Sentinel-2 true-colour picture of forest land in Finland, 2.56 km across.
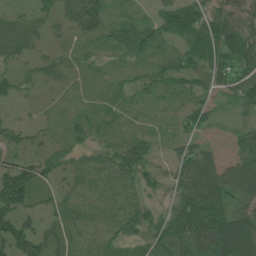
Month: July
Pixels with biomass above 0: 85%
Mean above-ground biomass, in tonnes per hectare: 47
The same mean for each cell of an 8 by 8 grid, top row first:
20 29 77 28 20 91 58 42
38 22 15 38 65 46 91 102
29 22 13 18 35 55 62 84
9 11 21 25 16 24 48 27
38 31 26 32 38 28 20 44
101 39 17 22 43 46 101 82
85 27 18 15 39 64 134 45
120 45 14 24 44 79 155 132
